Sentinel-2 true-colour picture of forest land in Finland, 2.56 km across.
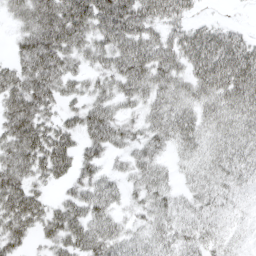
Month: April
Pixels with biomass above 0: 86%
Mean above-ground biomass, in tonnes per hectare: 50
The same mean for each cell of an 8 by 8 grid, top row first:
36 88 87 96 72 48 8 2
31 95 53 70 73 60 88 68
69 77 34 47 66 51 75 81
79 43 46 47 37 57 43 53
73 85 46 48 44 39 37 41
68 50 43 27 45 18 32 25
88 45 59 40 29 30 29 11
46 33 67 55 33 34 25 7
